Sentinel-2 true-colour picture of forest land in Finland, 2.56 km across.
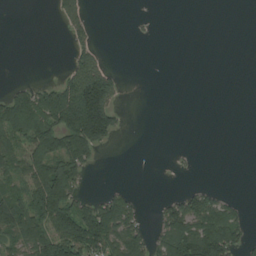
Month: August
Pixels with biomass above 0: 36%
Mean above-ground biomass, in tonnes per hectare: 50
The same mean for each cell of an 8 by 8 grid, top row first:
0 2 36 0 3 0 0 0
0 0 37 1 0 0 0 0
7 13 114 66 0 0 0 0
156 146 180 81 0 0 0 0
83 158 171 26 0 0 0 0
74 174 59 0 0 3 0 0
133 157 82 102 13 61 106 31
88 129 143 118 68 133 178 55
